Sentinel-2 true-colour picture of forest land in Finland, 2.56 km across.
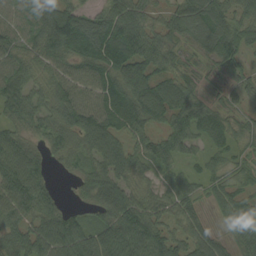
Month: August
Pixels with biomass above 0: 91%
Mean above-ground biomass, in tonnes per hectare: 69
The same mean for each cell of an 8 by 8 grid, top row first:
54 93 84 89 63 65 90 55
59 86 89 116 87 47 70 82
82 48 56 83 121 70 16 52
83 61 90 85 99 105 69 29
66 44 54 79 54 71 48 34
97 36 40 90 37 38 50 43
78 64 31 99 76 57 21 67
70 92 109 109 102 80 66 46
